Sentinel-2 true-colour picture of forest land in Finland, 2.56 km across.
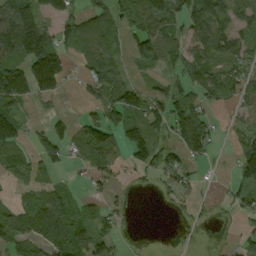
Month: September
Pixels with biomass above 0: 64%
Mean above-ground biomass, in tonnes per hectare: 70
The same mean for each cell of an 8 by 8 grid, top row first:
153 70 64 91 100 65 147 52
146 157 93 72 92 68 109 63
142 189 43 86 25 56 86 89
93 18 20 78 83 93 53 44
98 77 88 84 28 78 78 64
63 29 18 41 30 64 6 83
65 128 56 35 0 15 10 54
112 113 92 63 1 5 2 42
